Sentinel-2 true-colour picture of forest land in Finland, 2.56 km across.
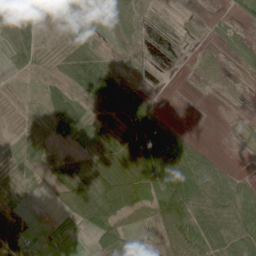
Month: June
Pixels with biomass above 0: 71%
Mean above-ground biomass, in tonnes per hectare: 46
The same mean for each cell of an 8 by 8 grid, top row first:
89 20 21 32 19 4 10 33
67 9 57 14 8 1 12 55
9 17 77 69 10 2 12 7
9 40 47 75 97 3 0 3
18 32 42 70 120 121 14 12
26 28 72 88 101 146 97 23
34 3 79 108 76 125 86 82
67 2 0 78 26 76 88 84
